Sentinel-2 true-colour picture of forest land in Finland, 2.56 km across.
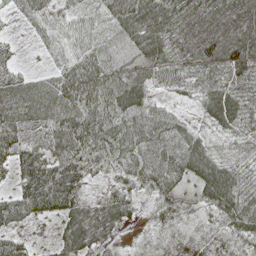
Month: May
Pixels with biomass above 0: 92%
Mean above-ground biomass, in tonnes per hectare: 60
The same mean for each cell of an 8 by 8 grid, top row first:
23 54 40 56 85 83 103 109
13 35 55 47 77 71 106 98
53 42 110 82 69 43 59 69
80 75 89 79 69 27 52 65
63 62 88 70 69 67 44 31
44 101 69 29 58 68 81 53
68 67 61 70 17 33 37 68
45 12 80 34 21 34 25 40
